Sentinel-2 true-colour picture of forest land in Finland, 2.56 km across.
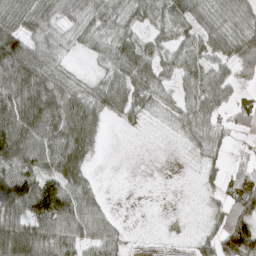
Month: March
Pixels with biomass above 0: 76%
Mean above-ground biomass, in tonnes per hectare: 52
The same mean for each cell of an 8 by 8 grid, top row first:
59 58 51 38 42 53 43 53
110 48 19 45 53 44 52 65
83 57 23 54 52 35 61 38
121 98 97 44 28 29 54 38
124 85 81 1 0 6 54 8
95 84 56 0 0 1 18 43
87 133 82 10 0 1 19 80
114 84 59 47 1 1 41 137
